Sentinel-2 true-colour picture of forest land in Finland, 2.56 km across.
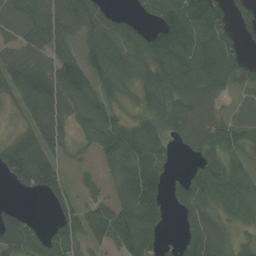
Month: July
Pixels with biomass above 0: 78%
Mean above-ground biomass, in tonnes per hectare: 76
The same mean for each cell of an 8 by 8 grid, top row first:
65 76 84 50 36 115 119 41
47 66 48 110 122 133 115 47
96 97 89 109 93 111 108 55
27 113 68 64 76 96 63 19
70 101 32 112 132 35 68 60
83 100 25 54 167 20 83 62
23 19 65 91 136 36 75 64
101 66 66 100 105 18 108 29
